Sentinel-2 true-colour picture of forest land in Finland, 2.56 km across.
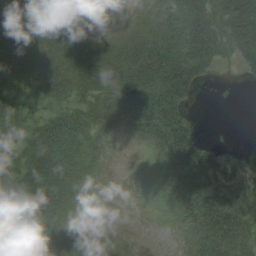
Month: August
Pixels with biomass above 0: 72%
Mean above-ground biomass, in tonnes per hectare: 38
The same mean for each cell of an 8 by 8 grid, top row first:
53 23 2 0 14 48 58 78
72 46 34 21 51 68 68 61
71 69 47 44 60 77 17 5
60 36 38 34 54 48 0 0
61 80 37 8 10 73 22 7
84 83 26 1 2 59 54 22
70 52 5 0 0 20 72 49
26 18 9 2 0 7 68 54
